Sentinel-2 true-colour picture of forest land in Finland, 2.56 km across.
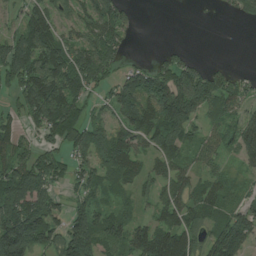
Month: July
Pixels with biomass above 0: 76%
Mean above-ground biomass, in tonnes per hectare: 88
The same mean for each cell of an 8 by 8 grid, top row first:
42 99 61 120 1 0 3 57
146 147 99 97 0 25 0 0
116 167 126 58 135 138 132 49
56 165 59 66 149 167 72 62
92 50 92 142 72 99 46 102
122 90 72 73 64 69 48 31
150 111 64 53 30 104 80 64
267 109 164 89 125 140 81 138
